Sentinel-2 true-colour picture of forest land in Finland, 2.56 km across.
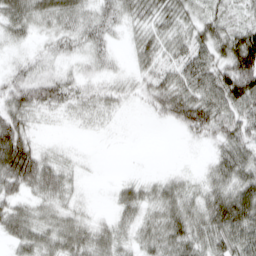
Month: March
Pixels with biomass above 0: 81%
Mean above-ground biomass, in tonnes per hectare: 43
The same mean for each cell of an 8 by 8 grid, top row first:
58 51 47 43 49 54 46 27
17 22 31 24 44 44 60 122
44 51 35 29 34 52 67 116
57 29 28 23 12 61 80 66
91 12 3 1 0 1 22 65
79 60 14 2 11 18 27 64
39 33 21 17 44 54 64 100
36 41 52 45 36 56 58 72
